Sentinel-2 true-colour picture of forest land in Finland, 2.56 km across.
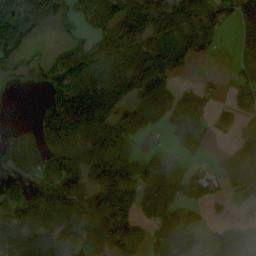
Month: September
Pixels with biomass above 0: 69%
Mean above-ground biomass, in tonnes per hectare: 75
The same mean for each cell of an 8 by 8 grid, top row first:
163 105 54 81 98 94 74 94
78 11 52 100 82 76 31 58
32 51 100 149 127 36 13 54
0 51 118 74 85 60 50 46
72 85 95 83 32 29 18 55
65 97 78 86 105 64 33 59
159 120 119 99 73 94 22 18
88 142 96 108 59 116 38 83
